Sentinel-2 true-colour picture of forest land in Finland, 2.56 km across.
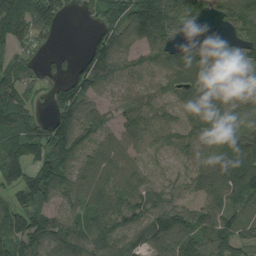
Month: August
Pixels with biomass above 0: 85%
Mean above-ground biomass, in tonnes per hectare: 97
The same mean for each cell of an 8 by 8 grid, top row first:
171 153 21 97 160 102 47 126
75 30 24 142 82 77 71 75
99 58 116 80 56 63 98 100
121 59 118 61 92 52 96 106
133 162 114 71 65 74 70 144
122 179 95 79 56 55 96 154
120 96 79 119 125 93 82 63
130 114 109 105 122 121 123 100
